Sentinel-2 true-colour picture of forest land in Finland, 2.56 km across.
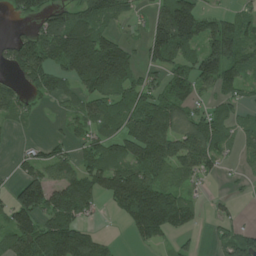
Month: July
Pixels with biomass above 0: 68%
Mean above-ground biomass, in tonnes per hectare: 92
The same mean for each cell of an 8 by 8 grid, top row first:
49 99 126 91 36 194 71 59
82 143 207 144 76 155 107 125
52 94 125 190 81 105 93 78
57 7 58 104 168 120 69 38
8 47 53 78 188 130 106 48
39 75 108 123 118 69 50 14
122 152 133 38 195 142 14 9
106 166 122 21 63 34 13 88
